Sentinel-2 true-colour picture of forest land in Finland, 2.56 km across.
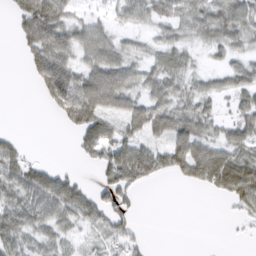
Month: March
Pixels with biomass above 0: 65%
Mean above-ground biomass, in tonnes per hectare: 40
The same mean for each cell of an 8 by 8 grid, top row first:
35 101 24 24 40 48 54 60
11 83 51 46 20 39 23 29
0 84 62 71 40 47 19 39
0 15 93 60 65 60 28 36
24 0 33 63 46 72 52 46
57 45 16 53 58 33 72 94
47 55 62 57 4 0 0 23
47 31 18 36 14 0 0 2
